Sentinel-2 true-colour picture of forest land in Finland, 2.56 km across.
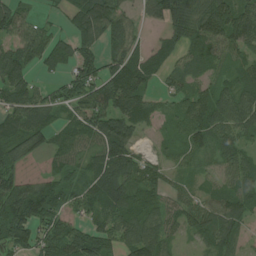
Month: July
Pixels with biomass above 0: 84%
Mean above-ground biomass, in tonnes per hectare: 68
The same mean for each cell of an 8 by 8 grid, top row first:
72 12 81 96 41 109 133 118
70 69 69 51 38 46 71 64
91 24 71 94 72 44 47 70
79 67 67 98 67 48 100 97
82 47 54 108 20 45 62 66
59 41 51 104 70 28 27 76
128 95 41 89 80 47 58 72
79 65 87 66 115 31 63 53
